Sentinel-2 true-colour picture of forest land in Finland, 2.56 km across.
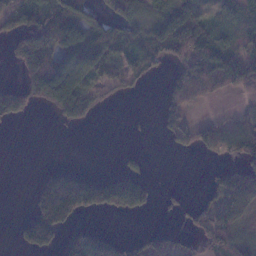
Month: January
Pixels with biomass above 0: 50%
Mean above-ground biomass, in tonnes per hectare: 67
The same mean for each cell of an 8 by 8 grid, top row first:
80 98 102 65 80 133 41 74
64 125 129 115 85 115 104 73
28 168 117 65 28 66 103 112
86 39 105 9 2 59 4 34
0 0 0 0 1 33 67 120
0 58 77 57 54 0 27 129
0 180 142 102 76 24 65 120
19 108 90 57 36 32 68 57
